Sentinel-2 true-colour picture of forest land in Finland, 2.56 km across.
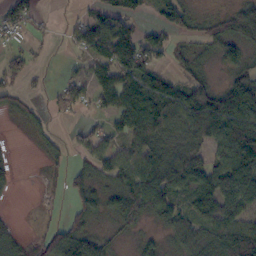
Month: October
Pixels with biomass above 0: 66%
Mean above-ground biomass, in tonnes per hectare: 55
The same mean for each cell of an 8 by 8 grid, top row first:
56 7 21 61 31 67 21 80
30 7 38 106 79 24 36 69
41 10 45 79 82 42 32 65
27 20 34 58 115 88 116 135
2 22 39 44 73 46 65 148
15 20 42 59 91 79 77 99
1 11 43 39 74 56 69 76
51 72 87 21 21 34 71 164
